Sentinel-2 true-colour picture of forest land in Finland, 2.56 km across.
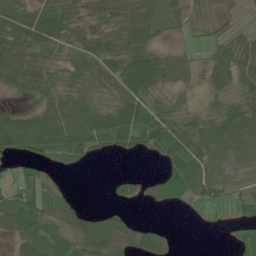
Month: June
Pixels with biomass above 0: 73%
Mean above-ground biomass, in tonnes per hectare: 37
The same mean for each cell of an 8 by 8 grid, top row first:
38 45 32 31 26 34 26 17
41 38 35 33 49 13 25 56
30 38 42 42 71 24 23 42
20 38 58 44 53 41 29 47
49 57 61 42 51 97 55 36
22 26 5 14 12 83 51 19
66 59 25 20 6 17 35 31
38 46 43 53 46 5 0 35
